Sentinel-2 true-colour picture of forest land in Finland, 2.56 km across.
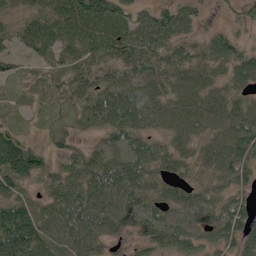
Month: June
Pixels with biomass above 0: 93%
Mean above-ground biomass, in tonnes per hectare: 67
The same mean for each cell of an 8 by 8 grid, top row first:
56 85 104 99 55 70 14 31
36 63 79 83 84 58 55 50
38 50 67 59 76 58 58 55
27 29 47 86 81 60 63 75
100 34 35 85 68 56 57 86
117 62 84 103 84 45 43 57
89 62 96 85 84 72 63 59
135 95 90 40 46 77 57 70
